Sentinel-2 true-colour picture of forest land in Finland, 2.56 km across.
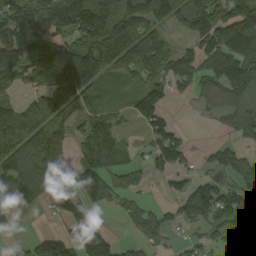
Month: September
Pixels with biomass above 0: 71%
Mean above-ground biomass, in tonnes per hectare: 112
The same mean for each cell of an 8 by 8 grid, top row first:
136 188 201 154 161 114 201 166
138 113 167 193 157 61 130 167
81 172 206 54 99 101 90 169
96 130 109 66 137 16 38 130
162 233 82 117 38 130 24 68
185 212 92 86 41 60 56 125
77 65 112 40 45 67 179 109
17 107 185 69 55 24 72 91
